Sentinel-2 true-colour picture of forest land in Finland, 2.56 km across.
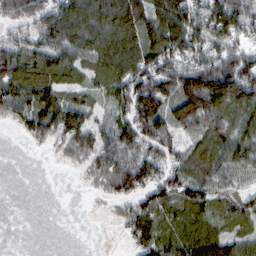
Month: February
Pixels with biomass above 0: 78%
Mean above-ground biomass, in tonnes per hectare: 70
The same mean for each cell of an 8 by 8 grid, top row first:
96 99 122 118 112 132 89 107
73 86 97 120 113 108 78 67
106 92 57 85 110 114 138 147
58 82 74 47 110 80 115 82
2 34 84 73 79 50 59 75
0 0 12 92 85 67 69 49
0 0 0 17 70 60 57 56
0 0 0 2 61 63 76 60
